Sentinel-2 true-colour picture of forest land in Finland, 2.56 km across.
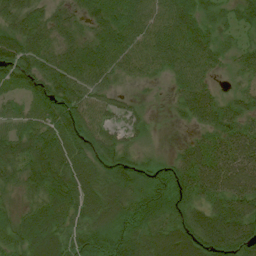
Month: July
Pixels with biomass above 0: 94%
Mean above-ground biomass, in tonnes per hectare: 67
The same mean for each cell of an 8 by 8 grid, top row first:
67 46 41 78 82 101 45 52
75 58 73 88 80 104 72 41
73 87 82 45 31 52 48 31
50 82 84 38 20 28 78 62
74 85 81 65 21 15 64 85
56 91 85 74 50 68 90 95
34 80 70 63 67 72 72 90
62 79 59 61 71 95 109 133
